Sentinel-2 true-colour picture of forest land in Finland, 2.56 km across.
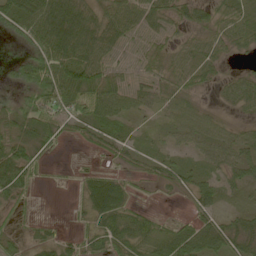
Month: May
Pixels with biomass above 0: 76%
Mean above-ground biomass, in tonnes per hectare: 42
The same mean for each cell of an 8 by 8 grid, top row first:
86 81 67 61 54 39 34 42
21 78 76 46 31 32 45 28
39 90 94 57 36 46 26 36
54 60 46 53 25 43 23 23
58 38 12 37 19 23 43 45
79 6 14 30 18 41 30 35
18 0 18 79 14 2 36 18
23 24 24 50 64 92 80 61
